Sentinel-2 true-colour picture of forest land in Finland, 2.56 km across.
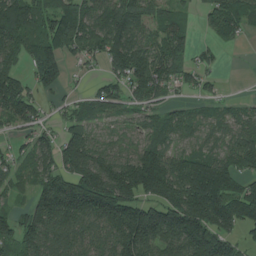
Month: July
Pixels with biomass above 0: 81%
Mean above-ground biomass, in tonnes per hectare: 114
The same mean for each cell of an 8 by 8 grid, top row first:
190 138 157 138 87 66 64 110
110 171 109 140 106 120 30 14
131 105 14 87 127 84 41 0
122 34 79 58 62 49 47 50
37 75 171 47 74 51 47 92
52 94 182 177 248 159 211 116
41 150 199 208 179 233 244 167
135 130 110 133 216 172 225 91
